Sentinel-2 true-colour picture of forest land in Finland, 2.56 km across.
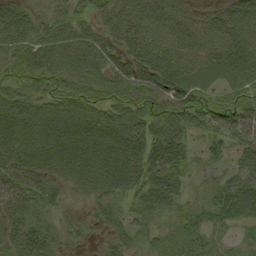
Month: September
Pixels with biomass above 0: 88%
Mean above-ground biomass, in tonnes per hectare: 43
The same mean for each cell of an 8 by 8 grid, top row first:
47 17 32 33 43 41 29 48
41 47 54 41 45 37 38 50
44 43 44 49 57 51 34 45
59 57 68 53 51 61 60 58
62 63 69 74 69 48 26 41
48 39 49 63 52 36 11 38
36 33 9 31 31 29 33 63
38 35 14 19 22 23 20 14
